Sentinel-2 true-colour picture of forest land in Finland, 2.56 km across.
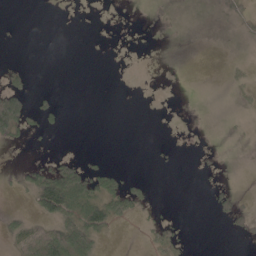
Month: May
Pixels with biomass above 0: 18%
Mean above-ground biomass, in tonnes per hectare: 14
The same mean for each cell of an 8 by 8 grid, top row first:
0 0 0 0 1 6 1 16
1 0 0 0 0 0 0 1
13 0 0 0 0 0 0 8
95 18 0 0 0 1 3 5
10 2 0 0 0 1 4 1
7 74 75 28 4 0 4 1
5 98 73 60 13 1 6 28
28 79 72 5 4 22 0 6
